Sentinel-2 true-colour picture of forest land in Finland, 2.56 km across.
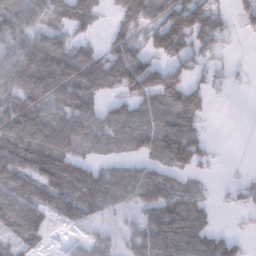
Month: February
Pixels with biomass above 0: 72%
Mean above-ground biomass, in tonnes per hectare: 85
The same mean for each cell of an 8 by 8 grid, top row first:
92 75 121 43 102 135 121 51
84 154 83 97 87 128 78 3
114 191 162 144 157 84 51 11
144 114 127 59 80 128 34 0
152 153 84 56 74 163 36 0
113 117 105 85 91 49 14 11
115 95 108 58 72 89 46 29
53 24 21 25 80 137 108 32
